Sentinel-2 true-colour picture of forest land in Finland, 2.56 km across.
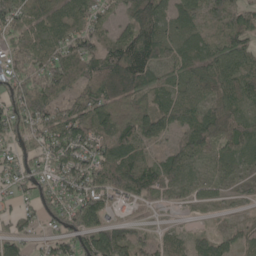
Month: May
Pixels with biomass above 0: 83%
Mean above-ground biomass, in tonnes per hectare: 63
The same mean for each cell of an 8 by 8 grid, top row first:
94 66 68 30 106 60 79 71
57 80 82 78 90 48 59 72
69 74 59 110 80 39 76 77
94 77 68 110 81 68 62 41
55 74 86 82 48 33 71 59
63 59 96 95 78 58 21 29
29 66 96 36 12 15 20 10
53 35 73 119 30 36 42 30
